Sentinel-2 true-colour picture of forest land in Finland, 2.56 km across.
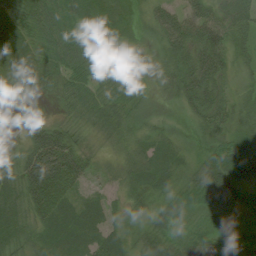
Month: August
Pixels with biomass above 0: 93%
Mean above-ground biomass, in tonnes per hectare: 42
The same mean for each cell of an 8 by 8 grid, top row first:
64 62 55 73 28 49 49 52
76 46 69 57 17 52 65 32
41 42 47 39 18 47 63 24
1 6 43 50 29 11 50 29
11 85 30 22 32 20 25 69
59 114 52 20 39 24 56 71
55 72 25 16 20 40 46 29
49 23 24 32 29 34 41 22
